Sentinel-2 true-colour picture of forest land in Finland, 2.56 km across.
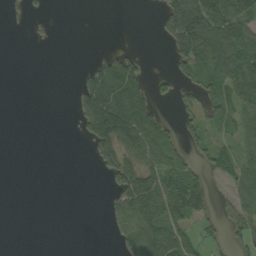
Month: September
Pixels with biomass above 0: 42%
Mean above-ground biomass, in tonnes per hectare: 44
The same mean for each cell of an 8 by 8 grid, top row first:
7 7 0 0 0 107 121 97
0 1 0 15 5 74 139 107
0 0 27 158 72 37 52 89
0 0 59 162 105 21 48 45
0 0 6 115 103 44 44 44
0 0 0 51 95 79 36 50
0 0 0 23 112 94 43 56
0 0 0 11 92 86 30 36
